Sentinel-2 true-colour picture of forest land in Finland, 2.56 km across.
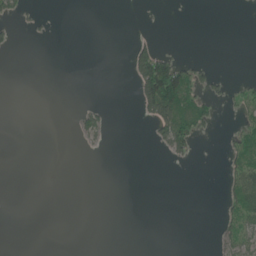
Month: June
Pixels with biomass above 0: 13%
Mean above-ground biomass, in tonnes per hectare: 11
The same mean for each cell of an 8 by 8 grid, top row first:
16 2 0 0 0 0 0 0
6 0 0 0 19 3 0 0
0 0 0 0 86 127 20 9
0 0 13 3 19 89 29 17
0 0 6 2 1 53 0 34
0 0 0 0 0 0 0 44
0 0 0 0 0 0 0 42
0 0 0 0 0 0 0 42
